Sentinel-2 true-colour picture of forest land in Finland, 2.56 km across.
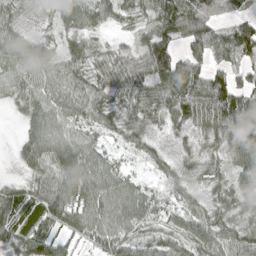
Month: April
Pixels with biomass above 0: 89%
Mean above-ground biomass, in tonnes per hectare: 51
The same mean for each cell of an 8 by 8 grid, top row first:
24 10 49 30 29 121 92 50
63 35 31 18 61 65 87 91
39 49 42 46 49 113 99 48
11 58 46 44 38 64 99 124
14 70 60 17 28 10 39 88
7 47 77 56 11 27 24 55
55 71 66 74 53 28 34 25
56 54 34 64 40 41 67 45
